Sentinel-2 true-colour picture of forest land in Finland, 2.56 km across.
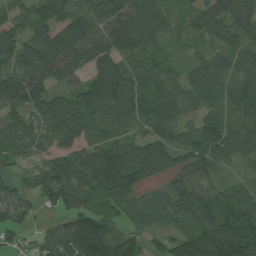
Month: August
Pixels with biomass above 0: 91%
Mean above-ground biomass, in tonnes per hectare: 84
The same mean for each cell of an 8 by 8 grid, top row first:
58 92 101 97 113 43 96 68
98 124 111 115 111 33 38 65
97 81 57 121 82 49 93 87
66 77 103 89 82 58 74 99
70 40 61 75 89 70 108 99
34 92 109 148 78 55 58 32
67 41 78 84 69 87 99 109
32 58 177 130 54 77 141 157
